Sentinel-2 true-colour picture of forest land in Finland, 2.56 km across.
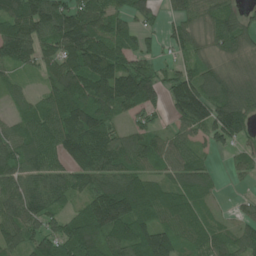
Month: June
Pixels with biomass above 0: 86%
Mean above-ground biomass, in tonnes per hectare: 104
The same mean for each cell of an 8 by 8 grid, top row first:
143 164 136 101 71 66 81 68
178 84 184 131 57 65 66 93
40 72 161 185 152 111 111 95
45 112 176 113 71 86 148 183
110 112 167 123 90 72 55 58
94 110 109 125 90 73 51 29
100 97 65 257 111 83 39 27
85 118 173 117 134 87 80 80
